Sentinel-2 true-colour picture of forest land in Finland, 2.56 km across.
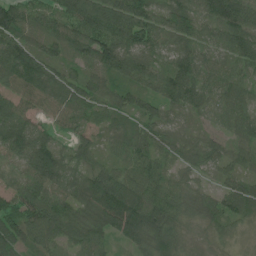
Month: June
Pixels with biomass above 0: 96%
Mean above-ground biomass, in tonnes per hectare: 69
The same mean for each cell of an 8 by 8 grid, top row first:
107 56 100 103 86 82 71 98
105 49 64 99 79 57 39 77
82 91 56 60 62 91 65 60
76 45 57 60 59 38 52 68
100 81 46 46 64 61 53 55
39 102 68 90 87 32 23 51
69 88 66 145 117 66 56 80
66 73 65 44 90 71 28 16
